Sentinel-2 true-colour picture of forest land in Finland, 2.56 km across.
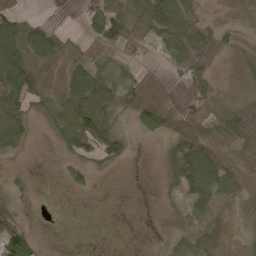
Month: May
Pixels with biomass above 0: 65%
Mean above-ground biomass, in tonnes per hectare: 33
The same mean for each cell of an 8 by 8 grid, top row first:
51 11 15 56 71 64 8 15
105 75 22 49 22 48 34 18
90 25 61 48 31 17 30 7
62 21 77 43 57 43 41 38
32 5 68 77 2 48 37 34
9 0 18 5 0 57 80 34
33 0 0 0 0 10 32 11
116 2 0 0 1 16 28 6
